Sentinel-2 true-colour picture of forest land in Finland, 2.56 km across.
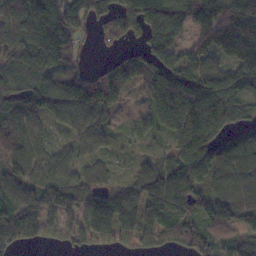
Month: November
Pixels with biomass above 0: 85%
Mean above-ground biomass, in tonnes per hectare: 101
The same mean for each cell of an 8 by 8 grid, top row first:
142 186 122 91 125 134 132 166
111 173 55 30 69 80 87 122
96 101 59 104 85 130 123 130
106 84 88 56 40 142 165 101
82 56 61 32 21 76 125 108
108 97 82 45 104 140 103 125
113 126 94 147 116 115 126 140
102 52 77 89 79 89 104 96
